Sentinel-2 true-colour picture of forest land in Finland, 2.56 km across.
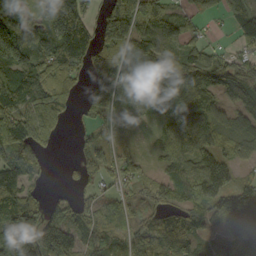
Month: September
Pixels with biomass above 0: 82%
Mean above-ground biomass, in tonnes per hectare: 84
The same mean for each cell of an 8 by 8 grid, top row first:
88 124 145 108 130 70 23 64
195 144 173 125 101 68 67 45
91 79 56 121 107 101 74 105
104 130 28 47 45 93 79 60
125 62 32 41 14 96 48 65
88 16 41 43 32 77 94 28
99 58 66 53 50 74 96 170
193 138 80 64 73 129 45 76
